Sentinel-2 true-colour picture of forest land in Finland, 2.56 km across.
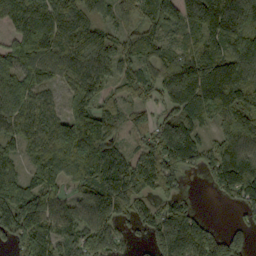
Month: September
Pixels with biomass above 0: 89%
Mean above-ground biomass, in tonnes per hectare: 134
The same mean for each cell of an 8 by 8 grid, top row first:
118 126 127 85 115 112 223 208
129 152 146 103 145 95 145 163
147 96 141 86 104 210 196 172
145 112 145 77 61 114 155 176
97 163 237 123 82 245 83 146
120 163 139 196 170 106 71 215
208 150 125 152 88 133 5 61
113 150 140 119 46 214 133 78
